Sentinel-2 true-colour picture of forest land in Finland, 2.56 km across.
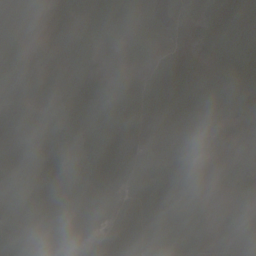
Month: October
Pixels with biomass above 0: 91%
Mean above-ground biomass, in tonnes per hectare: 78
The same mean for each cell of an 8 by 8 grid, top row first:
77 33 69 86 59 52 42 110
84 29 40 30 38 29 33 131
159 107 65 48 56 58 41 97
191 139 146 122 96 66 64 78
179 168 120 106 71 58 26 27
131 117 142 108 82 90 13 32
72 104 107 71 94 76 28 36
66 44 56 54 101 75 30 39
